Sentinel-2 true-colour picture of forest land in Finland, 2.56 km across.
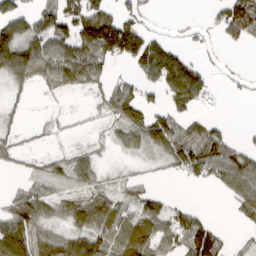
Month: March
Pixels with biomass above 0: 61%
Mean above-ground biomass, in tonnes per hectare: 58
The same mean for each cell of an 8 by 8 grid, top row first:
94 64 126 108 35 5 18 158
126 88 102 128 133 50 17 16
56 53 65 39 55 154 47 11
15 7 5 56 84 59 17 0
34 12 16 28 56 86 108 32
11 65 65 10 8 21 61 105
72 46 62 60 61 33 7 47
119 56 65 74 98 60 145 9
